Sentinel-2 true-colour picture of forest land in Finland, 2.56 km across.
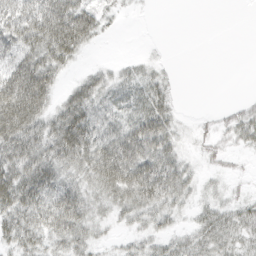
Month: March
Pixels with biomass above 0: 67%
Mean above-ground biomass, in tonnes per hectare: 31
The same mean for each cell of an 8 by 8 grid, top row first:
76 84 69 12 1 0 0 0
53 65 40 0 1 0 0 0
67 51 16 17 23 7 0 0
75 36 50 25 37 18 3 18
52 44 62 56 62 23 14 16
52 48 33 67 69 44 9 7
50 49 42 28 39 22 21 22
35 30 33 8 20 21 35 25
